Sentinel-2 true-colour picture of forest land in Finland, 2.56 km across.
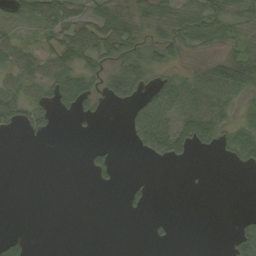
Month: September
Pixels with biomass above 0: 46%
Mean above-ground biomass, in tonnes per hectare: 28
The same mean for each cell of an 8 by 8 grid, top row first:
24 51 37 57 33 39 53 35
37 38 63 47 38 35 23 39
39 51 50 51 47 47 66 88
48 27 27 3 73 72 71 20
0 3 1 13 48 69 24 72
0 0 1 21 3 0 1 1
0 0 0 0 14 0 0 1
26 0 0 0 4 9 0 49
